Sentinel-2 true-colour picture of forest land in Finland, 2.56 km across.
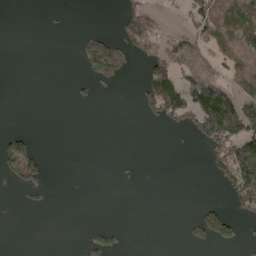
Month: May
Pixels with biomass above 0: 25%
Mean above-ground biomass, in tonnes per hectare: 31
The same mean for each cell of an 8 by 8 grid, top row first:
0 2 0 3 45 6 97 104
0 0 17 47 42 48 37 75
0 0 10 24 52 89 91 65
0 0 0 0 21 84 206 148
52 0 0 0 0 1 57 136
65 16 0 2 2 0 12 128
3 8 0 0 0 0 26 43
0 0 6 25 0 1 46 23
